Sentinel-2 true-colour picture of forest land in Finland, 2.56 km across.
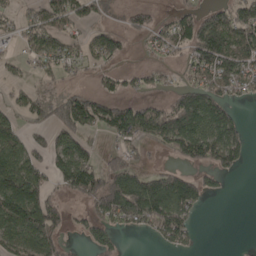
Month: April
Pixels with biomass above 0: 67%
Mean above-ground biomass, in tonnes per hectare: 85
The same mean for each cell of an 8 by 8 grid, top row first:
52 118 84 34 58 70 90 121
32 89 64 87 23 76 205 145
29 28 25 47 38 26 110 94
55 77 175 129 116 150 163 29
100 86 89 31 74 139 175 99
177 79 162 127 80 106 43 14
199 144 27 147 191 159 12 0
104 132 19 45 8 65 0 1
